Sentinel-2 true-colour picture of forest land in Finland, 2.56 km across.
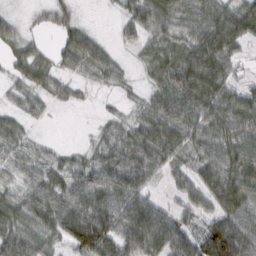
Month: February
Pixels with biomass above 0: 83%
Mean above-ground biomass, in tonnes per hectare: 58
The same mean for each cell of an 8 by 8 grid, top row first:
19 16 15 6 81 82 77 82
35 16 90 19 36 52 100 42
29 47 24 29 20 86 95 30
28 15 3 13 45 77 72 80
57 13 8 63 72 73 53 68
33 63 64 77 73 35 59 78
67 77 98 92 86 42 51 78
87 56 107 106 99 86 128 111
